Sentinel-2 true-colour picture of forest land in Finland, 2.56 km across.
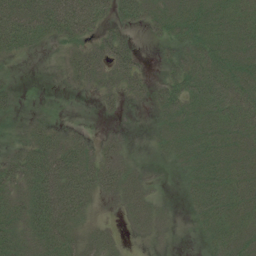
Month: July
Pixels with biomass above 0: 77%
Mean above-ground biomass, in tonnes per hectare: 35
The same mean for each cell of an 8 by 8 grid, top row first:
62 68 72 34 33 47 47 39
36 9 29 55 5 27 50 50
7 2 30 41 31 37 59 47
13 6 0 13 8 47 52 51
17 45 28 17 9 42 51 43
50 66 63 44 24 10 51 42
41 64 51 10 33 10 46 44
44 52 37 20 8 4 21 44
